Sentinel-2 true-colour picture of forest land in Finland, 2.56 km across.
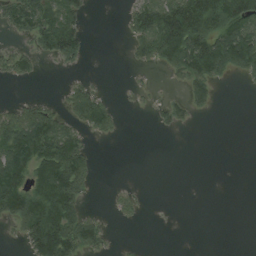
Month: August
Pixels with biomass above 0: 41%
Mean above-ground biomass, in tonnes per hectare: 47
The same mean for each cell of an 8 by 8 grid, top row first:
70 82 45 0 84 123 137 135
26 55 45 0 73 148 120 149
30 1 16 0 6 18 91 18
43 58 79 47 6 40 20 0
126 123 65 6 0 0 0 0
118 127 103 0 0 0 0 0
112 124 54 14 11 0 0 0
17 159 98 10 2 0 0 0
